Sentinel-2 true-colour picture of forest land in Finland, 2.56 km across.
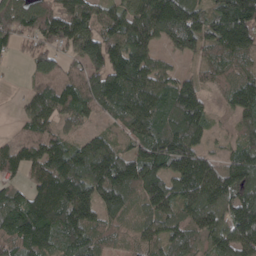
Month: April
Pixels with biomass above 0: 88%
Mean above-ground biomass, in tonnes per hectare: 105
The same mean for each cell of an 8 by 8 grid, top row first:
92 106 136 86 109 180 96 197
46 70 121 135 126 71 72 125
4 109 111 164 132 70 49 84
22 107 90 74 135 132 60 79
69 97 63 60 129 155 47 63
53 132 136 150 133 119 134 157
137 176 157 91 79 89 146 159
142 124 113 48 67 90 89 143
